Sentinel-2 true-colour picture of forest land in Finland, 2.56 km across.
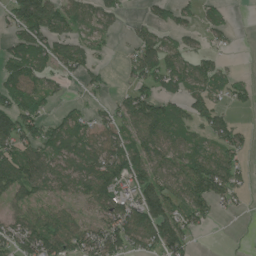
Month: July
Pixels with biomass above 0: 67%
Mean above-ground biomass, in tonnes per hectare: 72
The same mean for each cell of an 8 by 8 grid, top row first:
97 125 60 45 24 53 40 1
81 97 66 20 97 56 36 4
112 67 46 14 73 80 78 33
142 40 40 48 109 62 69 17
105 83 78 93 94 87 58 50
122 88 72 100 93 97 129 57
72 69 46 96 134 86 71 19
111 153 99 115 102 112 3 5
